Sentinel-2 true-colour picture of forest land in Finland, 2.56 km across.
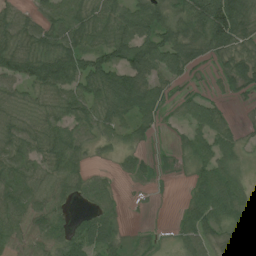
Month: July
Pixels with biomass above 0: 79%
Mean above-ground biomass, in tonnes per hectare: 59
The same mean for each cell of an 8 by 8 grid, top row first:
55 57 83 72 88 63 174 106
79 80 79 93 95 96 80 74
78 105 86 83 84 37 13 70
48 51 73 79 76 21 75 9
67 83 59 29 26 17 63 38
69 51 55 18 29 13 65 40
70 64 17 33 4 10 81 51
60 65 78 53 13 22 53 46
